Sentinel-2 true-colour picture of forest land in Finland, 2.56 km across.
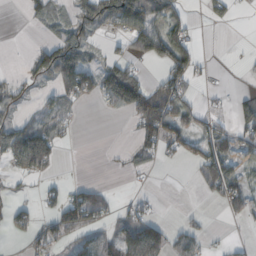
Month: October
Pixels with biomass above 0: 47%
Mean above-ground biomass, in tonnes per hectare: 44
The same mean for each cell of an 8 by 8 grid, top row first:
0 42 66 123 120 47 21 6
0 70 91 11 79 79 4 2
26 50 111 127 55 76 9 5
28 34 6 18 117 72 18 67
96 100 1 0 52 45 70 66
26 22 0 2 7 0 72 54
30 26 124 28 22 2 4 51
9 49 37 58 119 41 16 8
